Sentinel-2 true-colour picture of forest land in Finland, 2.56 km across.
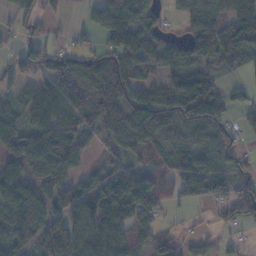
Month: November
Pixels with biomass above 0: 77%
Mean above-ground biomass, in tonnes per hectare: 73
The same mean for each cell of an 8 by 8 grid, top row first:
43 31 9 106 61 28 94 84
33 53 36 78 88 57 70 133
37 79 113 131 62 59 53 12
57 93 85 102 125 97 87 29
105 135 78 62 89 64 76 39
101 89 54 104 92 93 112 48
100 77 94 124 99 25 26 74
75 115 90 97 56 33 30 15
